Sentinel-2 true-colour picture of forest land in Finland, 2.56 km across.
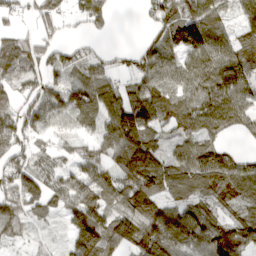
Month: March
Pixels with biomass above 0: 81%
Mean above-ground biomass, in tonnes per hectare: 88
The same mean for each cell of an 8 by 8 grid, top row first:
47 88 72 59 26 111 130 57
99 68 51 25 57 115 135 70
87 75 93 69 86 83 111 105
82 111 131 122 132 104 123 92
89 52 48 108 147 58 75 18
121 95 68 82 150 80 105 106
115 70 105 80 104 67 55 62
52 20 124 110 143 100 110 81
